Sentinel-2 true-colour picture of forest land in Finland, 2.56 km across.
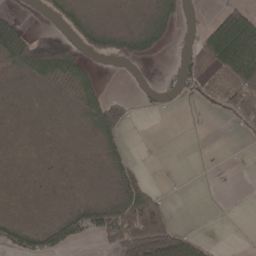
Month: April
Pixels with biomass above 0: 34%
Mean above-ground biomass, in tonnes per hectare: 26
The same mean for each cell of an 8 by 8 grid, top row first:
9 16 22 0 5 36 9 64
57 98 37 34 44 8 53 117
4 31 42 0 0 23 28 89
0 0 17 62 6 2 5 67
0 0 0 36 1 0 0 2
0 0 1 16 12 0 0 0
0 0 28 53 109 5 0 0
41 36 26 60 147 86 14 0
